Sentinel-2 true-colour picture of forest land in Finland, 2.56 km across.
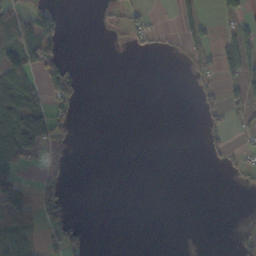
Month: October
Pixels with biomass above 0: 25%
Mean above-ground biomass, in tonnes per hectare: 21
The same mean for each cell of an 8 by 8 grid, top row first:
50 44 0 7 21 27 7 28
83 76 0 1 11 4 26 69
80 41 13 0 0 0 17 53
92 49 7 0 0 0 27 24
85 63 1 0 0 0 14 12
32 25 0 0 0 0 0 12
56 27 0 0 0 0 0 2
88 18 19 0 0 0 0 12
